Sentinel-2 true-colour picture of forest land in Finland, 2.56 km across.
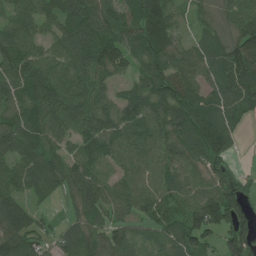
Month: July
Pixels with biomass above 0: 90%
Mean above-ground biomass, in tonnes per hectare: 78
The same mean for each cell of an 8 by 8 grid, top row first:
69 69 98 79 98 58 20 80
98 60 99 99 79 71 63 106
82 100 91 57 66 100 73 114
73 100 95 78 95 95 87 60
89 76 72 90 89 73 94 23
86 95 85 64 67 66 64 27
92 22 53 77 69 62 135 94
99 46 97 83 39 79 55 101
